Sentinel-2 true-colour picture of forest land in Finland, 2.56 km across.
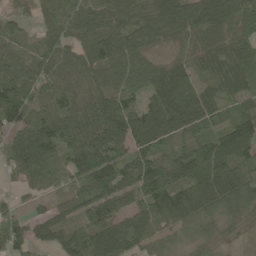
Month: May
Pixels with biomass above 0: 93%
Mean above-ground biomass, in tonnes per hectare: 72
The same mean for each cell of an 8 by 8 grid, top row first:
23 106 98 107 85 93 79 77
31 67 64 82 58 17 48 63
60 65 35 62 69 94 42 75
81 57 84 118 85 118 74 51
65 92 117 156 78 48 73 95
35 54 86 136 120 76 100 90
32 31 69 81 70 88 72 48
69 50 79 104 51 32 22 9
